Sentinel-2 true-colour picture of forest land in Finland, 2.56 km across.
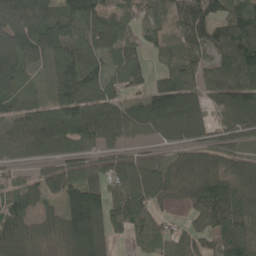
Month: May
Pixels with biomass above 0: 87%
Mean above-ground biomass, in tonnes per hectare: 96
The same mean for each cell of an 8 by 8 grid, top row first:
163 144 129 65 78 92 129 115
137 151 103 81 61 79 91 157
101 65 168 73 49 93 68 124
82 78 118 100 98 144 58 115
114 130 78 61 35 62 82 58
44 72 78 87 133 100 117 90
122 50 134 103 111 21 119 120
132 83 144 55 54 58 59 123
